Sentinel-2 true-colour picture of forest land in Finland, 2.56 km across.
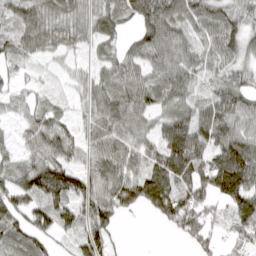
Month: April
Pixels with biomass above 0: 84%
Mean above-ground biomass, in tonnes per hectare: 68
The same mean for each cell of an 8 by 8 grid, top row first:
70 79 63 69 86 89 75 58
59 60 34 36 85 92 56 59
30 12 36 73 65 82 46 62
25 41 18 80 70 78 69 82
36 81 46 84 58 111 81 104
71 122 70 84 89 110 98 162
85 104 72 81 52 111 63 108
56 49 63 45 0 17 61 48
